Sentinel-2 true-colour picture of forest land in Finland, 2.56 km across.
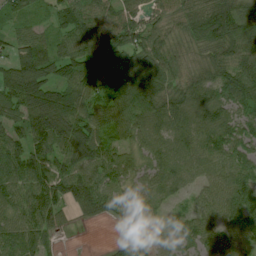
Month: July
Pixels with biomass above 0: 93%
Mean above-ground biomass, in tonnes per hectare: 77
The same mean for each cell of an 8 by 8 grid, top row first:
54 29 83 78 68 61 107 95
59 64 82 97 88 62 82 91
110 96 97 89 116 72 71 110
83 166 109 97 102 90 86 76
68 105 120 73 68 71 80 74
98 108 86 71 58 72 47 60
87 96 60 54 57 21 61 88
84 45 3 14 46 55 70 70
